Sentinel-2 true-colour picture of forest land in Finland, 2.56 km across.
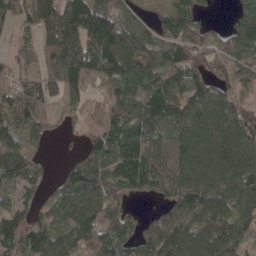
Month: April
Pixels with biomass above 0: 83%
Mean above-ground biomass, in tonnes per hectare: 92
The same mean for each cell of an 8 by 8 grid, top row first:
63 96 148 135 33 89 25 67
35 71 168 237 108 86 70 84
58 70 70 135 87 83 95 55
92 44 46 80 98 109 137 92
100 42 21 95 90 63 134 137
112 31 105 87 123 77 133 145
61 67 98 84 8 97 144 113
79 119 79 97 82 127 137 110
